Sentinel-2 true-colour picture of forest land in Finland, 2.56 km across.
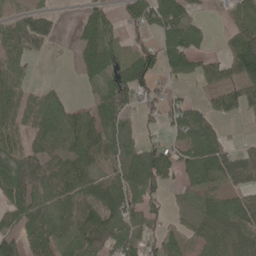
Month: May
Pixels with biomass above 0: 71%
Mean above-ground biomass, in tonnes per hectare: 55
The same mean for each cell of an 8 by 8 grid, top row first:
44 44 21 35 75 79 8 52
71 23 47 56 58 72 19 84
65 6 20 62 79 33 41 76
69 75 34 76 36 47 43 43
64 65 70 47 40 36 71 25
99 89 70 30 76 40 61 76
77 79 55 67 54 21 53 65
51 86 75 78 52 27 59 67
